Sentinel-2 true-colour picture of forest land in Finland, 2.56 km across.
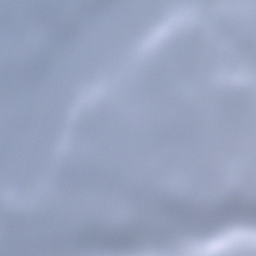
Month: December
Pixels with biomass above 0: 84%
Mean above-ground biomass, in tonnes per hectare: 102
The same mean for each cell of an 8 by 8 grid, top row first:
191 218 213 44 12 75 85 95
152 194 107 16 102 43 66 115
161 132 32 82 109 70 75 86
92 24 94 81 115 115 142 137
68 47 82 141 94 100 108 139
14 99 95 100 75 84 125 117
96 99 107 88 69 116 132 82
104 153 131 149 78 110 121 122
